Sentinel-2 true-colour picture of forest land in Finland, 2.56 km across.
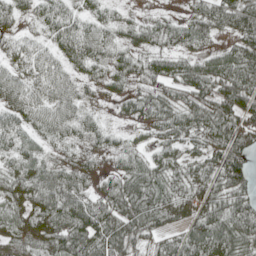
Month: May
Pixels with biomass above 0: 89%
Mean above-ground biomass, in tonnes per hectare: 55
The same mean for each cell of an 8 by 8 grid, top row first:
42 48 43 28 16 19 73 84
39 37 73 42 44 39 27 67
50 53 33 37 50 67 81 88
54 45 32 9 52 69 90 105
46 23 24 20 19 48 67 93
54 56 46 33 70 44 64 77
47 74 81 71 89 57 65 66
55 60 85 91 56 55 95 85
